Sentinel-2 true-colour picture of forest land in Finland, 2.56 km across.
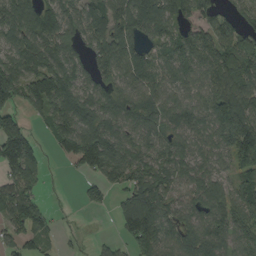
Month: August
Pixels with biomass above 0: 80%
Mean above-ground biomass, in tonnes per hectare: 92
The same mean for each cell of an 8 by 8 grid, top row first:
137 120 93 102 143 99 86 74
104 103 54 116 89 90 85 139
140 156 82 76 92 76 73 117
75 107 121 87 85 81 86 137
180 32 174 111 81 75 74 150
103 24 47 102 106 85 76 81
121 45 16 29 154 75 93 118
51 33 9 20 133 77 94 90
